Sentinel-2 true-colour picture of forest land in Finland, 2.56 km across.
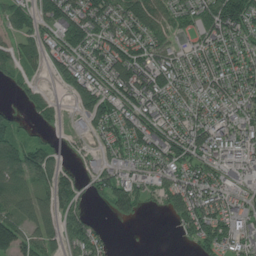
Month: July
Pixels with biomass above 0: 74%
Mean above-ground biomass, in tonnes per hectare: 79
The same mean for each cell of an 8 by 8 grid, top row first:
68 96 137 109 142 85 109 130
56 66 92 101 114 59 88 74
47 20 91 103 134 95 85 89
24 40 55 84 107 80 89 75
94 52 19 66 101 109 102 81
99 101 62 68 47 84 74 67
85 89 56 52 20 94 124 70
137 90 96 23 1 9 89 70
